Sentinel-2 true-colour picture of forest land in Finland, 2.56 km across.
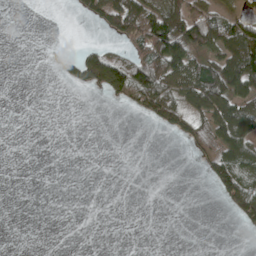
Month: May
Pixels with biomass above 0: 31%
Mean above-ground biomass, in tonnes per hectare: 38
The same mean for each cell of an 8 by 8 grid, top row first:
0 0 21 126 115 84 94 53
0 4 25 35 113 154 77 139
0 1 68 151 167 101 109 134
0 0 0 0 41 63 87 90
0 1 0 0 0 6 32 107
0 0 0 0 0 0 34 103
0 0 0 0 0 0 0 72
8 7 1 0 0 0 0 0
